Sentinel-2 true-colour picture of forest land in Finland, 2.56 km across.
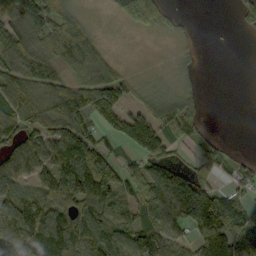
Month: September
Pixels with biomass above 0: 73%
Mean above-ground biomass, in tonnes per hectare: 75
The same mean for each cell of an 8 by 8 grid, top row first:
106 93 39 17 113 16 0 29
94 86 105 10 1 11 7 0
98 93 59 89 26 23 0 0
101 114 117 100 79 106 9 0
89 104 137 33 129 61 45 2
87 107 227 113 81 106 59 64
128 67 70 60 93 123 181 77
154 97 93 91 96 76 132 84
